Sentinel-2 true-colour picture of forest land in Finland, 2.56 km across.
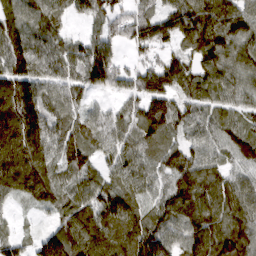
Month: March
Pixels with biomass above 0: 92%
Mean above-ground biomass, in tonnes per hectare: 94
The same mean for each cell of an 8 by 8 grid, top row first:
91 98 53 90 86 106 121 121
108 105 69 70 73 59 119 94
112 88 88 99 89 114 90 73
161 93 66 50 89 86 76 69
151 107 94 83 100 59 75 94
129 97 83 74 90 94 85 66
21 53 99 127 76 101 108 109
69 124 141 108 143 88 124 116
